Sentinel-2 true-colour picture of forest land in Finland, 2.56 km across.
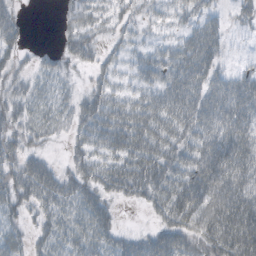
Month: October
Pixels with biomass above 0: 77%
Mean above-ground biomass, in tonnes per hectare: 37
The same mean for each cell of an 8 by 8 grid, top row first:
21 0 39 30 24 27 29 19
27 6 40 18 23 36 50 4
24 20 7 23 29 55 46 41
31 21 36 47 52 54 54 51
29 11 30 43 56 47 49 54
43 46 42 45 56 53 63 55
27 34 42 20 15 66 59 72
24 30 41 32 36 48 51 76
